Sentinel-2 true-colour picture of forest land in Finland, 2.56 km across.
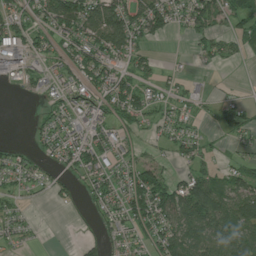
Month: July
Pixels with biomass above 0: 60%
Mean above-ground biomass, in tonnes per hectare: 43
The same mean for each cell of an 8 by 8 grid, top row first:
56 61 113 104 82 49 72 49
66 38 60 79 31 1 31 30
18 24 44 54 39 18 9 1
0 25 34 44 51 29 10 56
8 32 54 42 17 36 20 24
38 22 37 48 75 27 49 48
20 5 13 48 76 87 104 82
18 1 15 24 30 66 80 95
